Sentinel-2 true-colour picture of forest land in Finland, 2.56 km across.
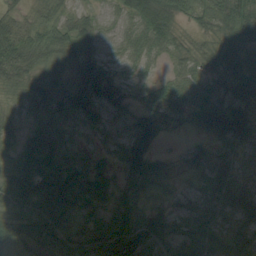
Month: August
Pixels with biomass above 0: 90%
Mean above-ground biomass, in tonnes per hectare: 46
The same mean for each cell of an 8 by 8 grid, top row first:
27 35 36 23 73 52 47 76
63 56 61 26 50 37 28 51
44 38 60 45 26 45 49 48
26 49 52 36 49 44 74 60
38 74 25 21 49 4 29 34
63 98 65 40 49 14 35 19
55 93 51 50 21 20 31 37
45 57 64 104 59 40 41 34
